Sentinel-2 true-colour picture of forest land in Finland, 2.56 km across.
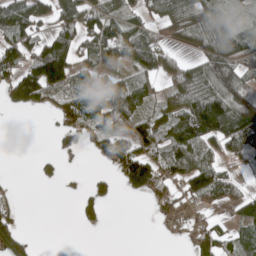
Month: May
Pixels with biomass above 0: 60%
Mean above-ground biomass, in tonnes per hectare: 67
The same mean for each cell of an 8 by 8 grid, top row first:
109 74 117 79 72 95 106 35
101 105 82 111 114 37 101 109
110 151 66 49 66 78 105 95
29 28 102 130 59 82 209 144
0 2 31 71 87 111 86 95
4 21 6 36 119 88 103 38
26 0 35 6 6 55 41 58
78 0 0 0 0 7 87 59
